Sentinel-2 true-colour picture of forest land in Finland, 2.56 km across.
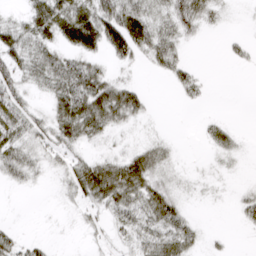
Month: March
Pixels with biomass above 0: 57%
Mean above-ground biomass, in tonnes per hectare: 23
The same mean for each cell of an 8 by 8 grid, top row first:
12 47 42 45 41 43 25 3
34 29 42 32 37 30 0 10
35 33 53 27 4 22 5 0
42 22 61 58 22 0 2 0
44 29 27 8 14 6 13 9
32 11 44 59 49 10 7 3
1 1 14 33 40 34 2 15
20 6 2 13 31 52 8 0
